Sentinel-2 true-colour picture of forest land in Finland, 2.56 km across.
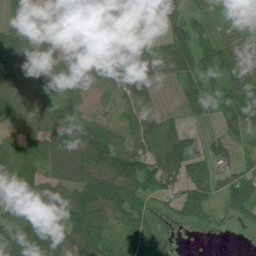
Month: July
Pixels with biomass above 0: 83%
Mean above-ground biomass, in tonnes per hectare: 70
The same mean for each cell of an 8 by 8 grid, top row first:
49 38 92 66 14 36 47 41
118 76 118 117 51 87 110 89
91 88 56 66 88 52 82 100
77 73 56 25 45 20 45 92
63 74 98 73 60 102 43 28
85 58 80 106 78 82 69 64
61 103 127 88 41 44 67 76
129 121 105 50 64 5 4 0
